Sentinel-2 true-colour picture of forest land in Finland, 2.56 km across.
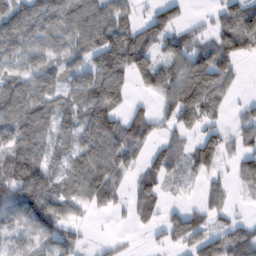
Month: February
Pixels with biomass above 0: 71%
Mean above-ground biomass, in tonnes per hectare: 65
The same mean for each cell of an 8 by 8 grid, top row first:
95 90 94 95 31 58 17 88
71 61 73 117 90 59 56 72
64 67 71 109 55 99 136 18
88 84 76 103 36 68 80 22
96 62 75 99 55 50 75 52
83 74 86 78 58 29 41 47
77 107 47 32 63 21 47 11
42 67 25 16 5 50 81 98
